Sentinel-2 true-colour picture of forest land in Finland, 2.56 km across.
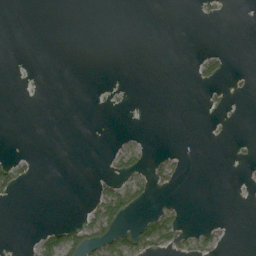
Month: August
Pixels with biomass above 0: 11%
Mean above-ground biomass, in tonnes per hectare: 10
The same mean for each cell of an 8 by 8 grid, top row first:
0 0 0 0 0 0 4 0
0 0 0 0 0 0 5 0
0 0 0 0 0 0 27 4
0 0 0 1 0 0 2 0
0 0 0 7 14 0 0 1
45 0 0 32 31 27 0 0
0 0 7 90 18 20 0 0
0 43 57 61 69 34 24 0
